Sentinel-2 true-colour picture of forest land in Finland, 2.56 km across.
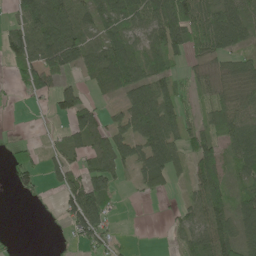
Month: May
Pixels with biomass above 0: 67%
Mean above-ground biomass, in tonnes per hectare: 58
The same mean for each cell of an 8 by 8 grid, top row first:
52 123 74 69 84 136 89 81
72 105 80 77 56 72 88 50
26 65 22 68 87 46 46 73
2 16 84 21 112 77 48 77
15 13 44 77 83 71 78 86
41 32 51 70 53 37 116 38
0 3 127 30 1 16 115 62
3 0 48 32 0 22 95 83
